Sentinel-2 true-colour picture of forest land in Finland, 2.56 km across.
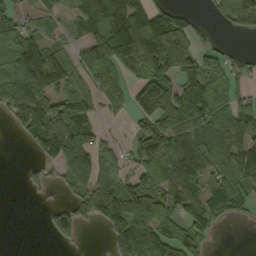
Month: September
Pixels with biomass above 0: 66%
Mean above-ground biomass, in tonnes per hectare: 86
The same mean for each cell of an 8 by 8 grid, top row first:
55 28 54 126 102 81 20 116
90 84 57 159 205 245 46 11
172 133 68 122 124 130 135 47
83 123 139 34 90 127 130 83
4 111 105 35 85 99 115 112
2 29 75 78 119 105 73 96
0 28 73 137 116 80 87 37
0 15 29 60 179 136 60 0
